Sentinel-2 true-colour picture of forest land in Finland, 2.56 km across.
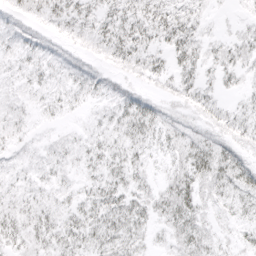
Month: April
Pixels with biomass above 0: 84%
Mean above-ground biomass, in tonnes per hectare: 17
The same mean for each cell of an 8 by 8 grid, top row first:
21 29 25 21 28 29 8 6
15 12 16 27 23 30 16 21
9 11 18 15 16 24 10 13
9 7 5 12 27 13 22 14
8 7 10 14 16 19 23 19
9 10 8 17 14 23 29 24
12 11 16 28 22 33 13 12
18 18 21 25 13 17 16 10
